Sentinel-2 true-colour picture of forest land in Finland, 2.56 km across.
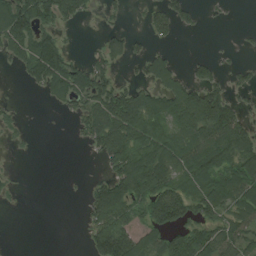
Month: August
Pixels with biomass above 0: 54%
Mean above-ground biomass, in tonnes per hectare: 55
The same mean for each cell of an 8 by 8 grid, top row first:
120 86 47 14 19 59 7 0
78 105 2 47 22 10 1 7
5 98 75 54 34 49 51 26
11 3 42 111 95 99 161 55
9 0 11 99 97 84 120 92
7 0 1 66 146 88 96 87
2 0 7 130 62 120 78 77
0 0 3 152 78 68 87 71
